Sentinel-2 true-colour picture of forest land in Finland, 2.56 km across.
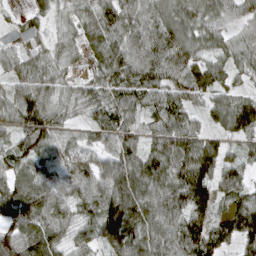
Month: April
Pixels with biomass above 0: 93%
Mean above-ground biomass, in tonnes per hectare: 73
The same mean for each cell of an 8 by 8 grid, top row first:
14 35 48 80 83 77 68 50
41 47 45 76 74 88 51 51
72 72 36 72 86 58 81 32
97 102 44 75 53 78 46 98
63 70 52 79 65 95 72 41
78 45 71 113 104 83 101 66
99 96 71 142 99 92 84 83
89 89 50 107 92 91 103 76
